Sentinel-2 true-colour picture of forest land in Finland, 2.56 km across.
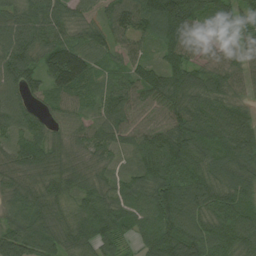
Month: August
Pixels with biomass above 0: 96%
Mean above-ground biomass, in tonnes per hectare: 87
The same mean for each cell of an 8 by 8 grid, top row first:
80 93 55 82 110 169 87 62
114 101 103 62 47 91 45 62
92 74 106 46 89 107 90 73
92 43 46 84 66 102 101 77
61 73 55 75 78 129 92 119
77 85 74 52 90 132 87 86
86 92 83 98 96 138 92 82
97 92 99 74 79 128 116 102
